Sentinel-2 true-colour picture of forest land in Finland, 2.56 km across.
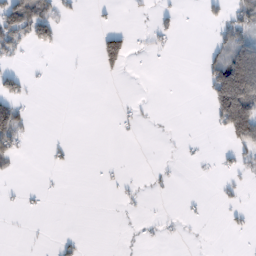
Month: February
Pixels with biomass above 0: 18%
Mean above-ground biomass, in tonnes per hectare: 23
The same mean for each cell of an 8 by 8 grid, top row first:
118 60 8 4 6 14 20 47
52 24 0 76 8 6 19 108
42 2 0 5 0 0 60 233
67 0 0 2 8 0 29 193
59 10 0 0 0 3 2 70
9 2 0 6 2 4 2 21
5 3 0 1 6 1 4 11
0 2 11 0 6 6 1 1
